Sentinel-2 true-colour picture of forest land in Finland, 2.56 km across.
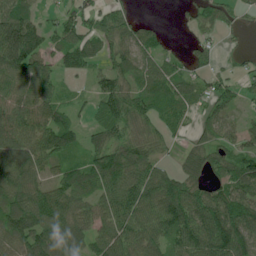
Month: June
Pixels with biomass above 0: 81%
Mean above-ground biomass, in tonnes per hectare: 76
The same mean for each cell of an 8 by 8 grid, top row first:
107 21 69 62 9 9 57 31
181 70 93 55 57 12 36 15
89 68 20 85 69 77 50 32
88 89 29 103 72 76 51 31
111 105 54 83 70 23 59 65
113 60 91 117 98 54 62 105
115 138 77 98 95 122 112 113
102 125 83 106 99 84 117 123
